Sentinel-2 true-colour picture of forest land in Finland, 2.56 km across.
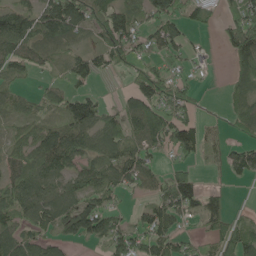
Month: May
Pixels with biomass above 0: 70%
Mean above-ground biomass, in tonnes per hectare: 62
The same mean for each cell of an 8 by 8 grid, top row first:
92 106 105 99 56 63 45 68
87 51 39 83 48 55 9 111
45 20 46 8 76 46 2 50
50 43 105 40 105 74 7 53
58 102 88 80 77 92 41 55
61 90 79 83 74 77 5 45
87 92 93 45 36 89 64 7
90 53 25 81 67 52 35 87
